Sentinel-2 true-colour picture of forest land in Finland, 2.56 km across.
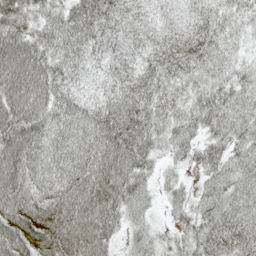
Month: May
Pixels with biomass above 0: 95%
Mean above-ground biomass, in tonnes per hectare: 64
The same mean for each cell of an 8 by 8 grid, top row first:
59 48 70 64 37 32 51 38
90 55 59 48 45 63 64 25
98 80 30 44 69 58 49 47
92 71 62 79 80 51 59 51
94 70 80 105 73 48 45 44
90 79 94 112 50 14 34 55
95 99 115 83 33 27 45 55
90 107 114 49 46 31 61 69
